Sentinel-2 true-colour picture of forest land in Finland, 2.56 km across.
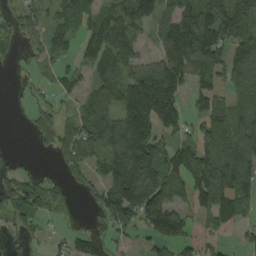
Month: September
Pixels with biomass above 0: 69%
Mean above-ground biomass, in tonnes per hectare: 92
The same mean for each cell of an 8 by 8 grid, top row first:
52 47 97 102 116 121 129 191
38 68 68 138 36 185 185 127
7 17 41 89 162 130 83 96
7 52 60 90 266 126 109 80
2 41 102 119 197 78 104 153
57 23 50 110 164 101 126 127
117 85 16 142 200 97 77 85
33 26 75 53 41 119 25 23
